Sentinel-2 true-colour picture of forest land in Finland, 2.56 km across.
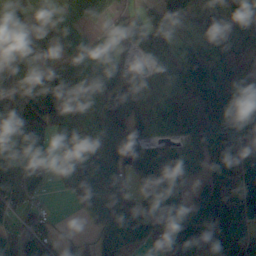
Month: October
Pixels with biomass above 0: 86%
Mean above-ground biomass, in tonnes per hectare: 94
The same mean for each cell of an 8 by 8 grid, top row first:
136 111 72 35 49 138 112 83
135 87 77 55 70 134 136 118
103 129 85 103 72 107 150 118
119 136 119 112 83 136 149 94
156 112 153 87 76 66 99 91
111 50 162 98 58 90 71 104
61 10 43 86 60 87 95 113
81 52 10 120 57 101 57 49
